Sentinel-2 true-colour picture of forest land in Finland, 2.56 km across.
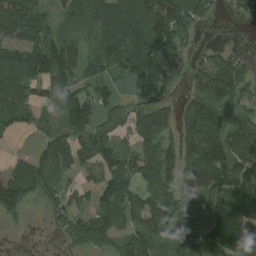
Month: August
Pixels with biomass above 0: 79%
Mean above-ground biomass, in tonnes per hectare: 101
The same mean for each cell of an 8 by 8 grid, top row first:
171 65 69 139 190 156 47 14
123 149 71 138 194 127 22 12
132 121 83 63 145 97 150 122
97 61 121 73 87 72 171 100
4 76 98 79 91 83 180 162
88 87 39 113 116 108 148 138
75 39 57 119 96 102 92 169
4 7 70 82 141 107 138 171
